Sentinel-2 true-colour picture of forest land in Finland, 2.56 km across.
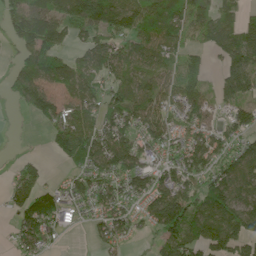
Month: June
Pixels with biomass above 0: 75%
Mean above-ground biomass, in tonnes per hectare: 87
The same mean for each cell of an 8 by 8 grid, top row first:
100 126 118 146 127 96 109 71
39 118 43 88 101 82 63 135
62 103 86 70 77 89 49 143
16 85 96 94 113 78 81 75
4 24 108 144 97 87 95 81
54 27 59 103 91 94 87 124
65 114 53 88 67 180 149 121
50 52 1 60 17 137 132 130
